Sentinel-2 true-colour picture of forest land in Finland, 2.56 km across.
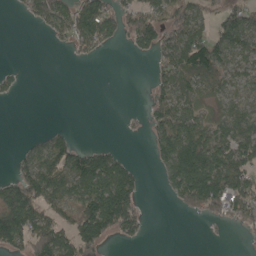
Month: May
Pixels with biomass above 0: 53%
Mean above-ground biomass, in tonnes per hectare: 65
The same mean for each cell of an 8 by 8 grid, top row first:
8 98 122 79 110 82 55 72
0 5 48 19 54 108 132 79
19 0 0 0 1 88 75 52
0 0 0 0 24 93 37 70
4 61 34 17 10 135 111 98
63 103 138 145 21 118 163 103
167 90 116 208 22 26 102 109
101 140 132 44 16 0 4 5
